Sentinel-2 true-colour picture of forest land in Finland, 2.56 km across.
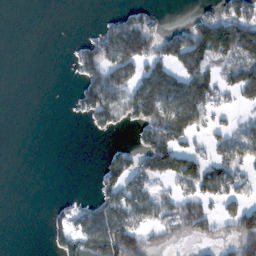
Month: February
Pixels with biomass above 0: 44%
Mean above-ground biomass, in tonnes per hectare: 60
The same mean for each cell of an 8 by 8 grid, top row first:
0 0 0 24 51 0 69 131
0 0 43 129 124 124 145 137
0 0 48 116 117 99 107 108
0 0 43 115 127 118 69 26
0 0 0 13 66 100 44 88
0 0 0 80 79 88 109 65
0 10 46 98 76 85 60 51
0 23 73 172 90 53 49 127
